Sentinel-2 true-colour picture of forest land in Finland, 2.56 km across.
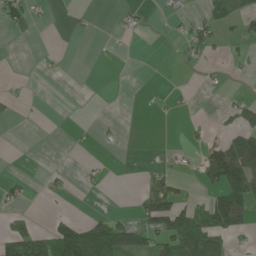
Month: June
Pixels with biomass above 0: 22%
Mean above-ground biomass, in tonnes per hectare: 22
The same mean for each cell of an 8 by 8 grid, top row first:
33 4 3 3 7 10 29 37
0 2 0 1 0 7 22 8
2 3 0 0 0 0 5 2
5 0 0 0 2 4 0 36
0 0 4 3 1 2 29 89
6 9 7 3 11 19 60 116
12 1 0 2 53 74 55 100
80 56 110 112 42 68 77 10
